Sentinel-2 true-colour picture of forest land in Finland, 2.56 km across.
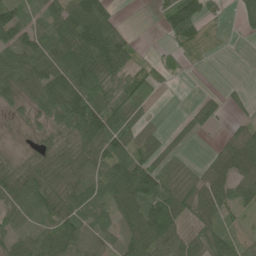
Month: June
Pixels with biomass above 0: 77%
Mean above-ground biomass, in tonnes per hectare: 64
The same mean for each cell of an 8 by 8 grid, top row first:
63 56 123 54 0 98 35 34
79 80 129 143 6 30 12 2
83 80 114 100 60 8 0 5
26 68 144 114 48 6 65 20
9 52 102 104 62 32 5 85
82 88 79 81 123 73 63 59
69 76 72 57 96 100 61 39
45 79 88 48 99 72 59 31
